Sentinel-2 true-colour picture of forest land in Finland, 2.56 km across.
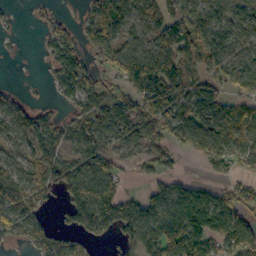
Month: October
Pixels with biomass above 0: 73%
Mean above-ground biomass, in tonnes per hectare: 82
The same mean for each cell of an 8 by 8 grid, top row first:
9 21 27 95 79 97 65 63
4 41 64 87 67 131 102 49
1 20 121 57 174 117 93 84
90 41 68 140 97 96 129 73
63 122 73 54 71 69 94 77
58 109 118 79 33 49 20 43
84 41 173 149 120 138 139 92
43 78 57 39 130 168 125 106
